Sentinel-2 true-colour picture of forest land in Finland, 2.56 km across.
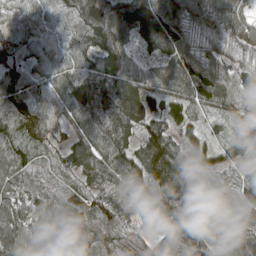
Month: May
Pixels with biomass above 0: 98%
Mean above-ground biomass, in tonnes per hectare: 103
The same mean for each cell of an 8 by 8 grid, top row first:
63 67 136 156 209 114 79 83
99 70 107 134 137 155 63 66
114 79 122 129 102 127 158 126
127 97 129 135 116 89 62 105
94 75 116 137 113 97 69 108
94 51 96 141 154 161 70 57
79 81 104 110 98 118 70 65
95 66 98 74 52 99 77 115
